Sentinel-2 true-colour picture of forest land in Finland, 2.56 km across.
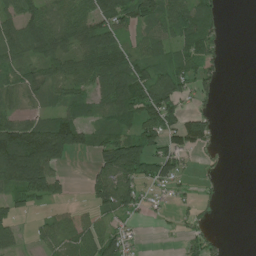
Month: July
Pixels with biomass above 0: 63%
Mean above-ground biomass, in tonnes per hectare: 57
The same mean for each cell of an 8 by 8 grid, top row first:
69 80 82 80 79 98 66 0
75 85 81 97 59 56 58 0
46 61 80 96 81 77 39 0
43 47 48 71 104 69 35 0
156 178 70 83 98 72 44 0
138 105 2 109 69 69 11 0
40 18 17 74 30 16 13 0
43 45 76 76 7 6 34 0
